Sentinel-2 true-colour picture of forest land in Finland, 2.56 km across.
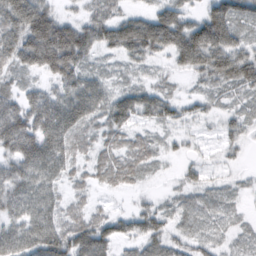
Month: February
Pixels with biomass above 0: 86%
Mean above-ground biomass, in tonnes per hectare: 70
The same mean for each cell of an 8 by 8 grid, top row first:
130 105 41 64 61 90 89 78
105 174 132 74 119 114 155 74
39 51 100 38 21 19 66 97
99 124 128 101 80 50 29 35
117 135 52 48 47 21 13 34
100 98 34 55 30 16 25 12
78 83 38 19 35 30 33 15
98 127 117 82 78 43 30 21
